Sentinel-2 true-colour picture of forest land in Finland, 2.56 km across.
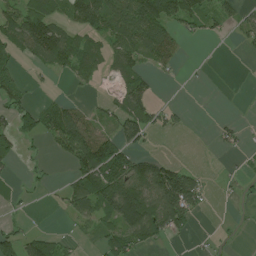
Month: July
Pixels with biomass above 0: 48%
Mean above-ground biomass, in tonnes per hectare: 56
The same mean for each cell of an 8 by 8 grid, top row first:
94 100 103 108 161 99 63 38
75 158 78 64 98 53 0 17
48 9 38 30 65 6 1 0
74 80 58 47 93 23 0 0
45 30 129 108 39 0 3 27
7 11 84 134 126 128 11 15
6 4 67 107 147 137 16 5
65 59 20 62 72 14 8 2
